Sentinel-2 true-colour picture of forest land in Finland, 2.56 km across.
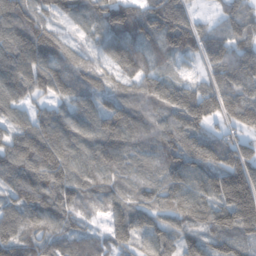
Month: February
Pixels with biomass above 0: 95%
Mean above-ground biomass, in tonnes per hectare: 113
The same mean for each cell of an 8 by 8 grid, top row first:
140 96 84 100 115 80 31 148
135 126 49 96 97 140 115 130
127 136 82 85 114 76 83 149
80 72 102 74 111 148 158 177
116 138 112 127 94 139 146 129
122 140 110 93 66 120 150 228
114 114 79 69 94 112 139 266
126 92 65 81 100 93 122 94
